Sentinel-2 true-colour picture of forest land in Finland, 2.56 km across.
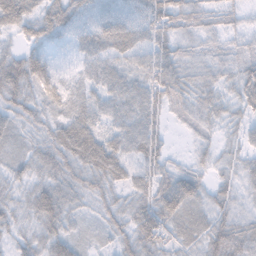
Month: November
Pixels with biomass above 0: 94%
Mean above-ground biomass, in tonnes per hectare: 38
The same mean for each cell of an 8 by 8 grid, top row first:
56 48 31 33 41 49 30 18
24 31 30 48 40 34 23 23
64 50 23 39 41 50 37 50
40 30 34 31 40 23 38 29
19 40 81 41 56 3 23 30
29 38 46 48 41 46 25 38
35 59 26 35 51 65 39 31
26 45 24 25 61 36 58 58
